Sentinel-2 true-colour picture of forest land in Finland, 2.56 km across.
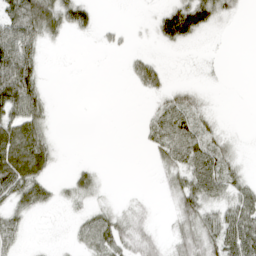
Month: April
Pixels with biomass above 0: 53%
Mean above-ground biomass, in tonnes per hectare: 28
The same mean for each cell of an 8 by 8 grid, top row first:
60 73 49 0 4 76 57 11
83 13 1 9 5 21 5 0
100 7 0 0 34 6 7 0
70 25 0 0 6 51 20 0
84 36 0 0 10 56 42 10
82 28 22 1 0 31 64 24
34 17 17 18 12 25 37 51
25 4 22 49 34 25 44 68
